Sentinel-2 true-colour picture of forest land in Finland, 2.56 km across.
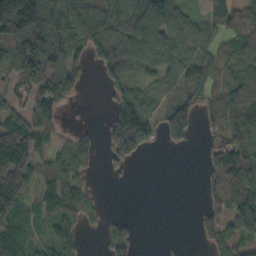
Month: October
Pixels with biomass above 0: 68%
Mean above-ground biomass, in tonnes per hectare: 70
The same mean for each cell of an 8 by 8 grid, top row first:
206 117 111 127 114 82 39 67
111 150 71 132 87 83 34 70
51 114 50 50 47 58 62 87
49 91 2 81 120 120 63 130
128 38 43 91 108 53 39 135
103 38 40 10 0 0 56 149
85 51 52 1 0 0 54 136
62 41 22 47 1 2 44 87
